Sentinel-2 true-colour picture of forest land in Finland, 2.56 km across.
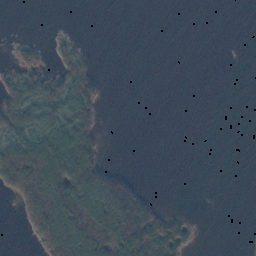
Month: October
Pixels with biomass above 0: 33%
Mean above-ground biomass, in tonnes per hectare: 54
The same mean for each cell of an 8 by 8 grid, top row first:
0 0 0 0 0 0 0 0
24 17 20 0 0 0 0 0
56 90 113 0 0 0 0 0
118 93 119 0 0 0 0 0
114 140 155 0 0 0 0 0
180 220 190 102 3 0 0 0
44 215 204 219 123 5 0 0
0 162 205 196 190 141 1 0
